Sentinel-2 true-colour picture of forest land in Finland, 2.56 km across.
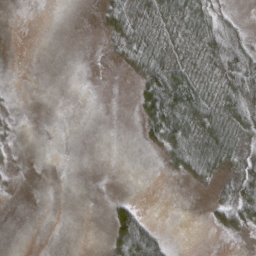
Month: March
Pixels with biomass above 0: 39%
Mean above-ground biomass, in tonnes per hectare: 19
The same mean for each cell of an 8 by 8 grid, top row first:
0 0 0 33 28 27 38 8
0 0 0 12 39 18 45 70
0 0 0 0 45 56 19 87
3 0 0 0 37 69 48 64
4 0 0 0 13 62 53 32
2 0 0 0 0 13 24 44
0 0 0 20 9 0 11 54
0 0 0 33 91 2 0 4
